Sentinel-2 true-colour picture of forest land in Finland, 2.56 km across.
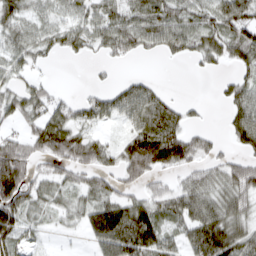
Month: March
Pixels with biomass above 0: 69%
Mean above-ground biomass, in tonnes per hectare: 56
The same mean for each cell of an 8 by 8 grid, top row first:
72 42 50 58 56 64 57 87
52 45 41 49 45 45 66 78
28 16 0 12 23 0 2 46
55 58 49 47 89 59 7 75
63 83 75 26 122 116 41 43
145 43 42 39 70 27 47 78
101 42 44 81 75 60 75 63
60 5 8 96 100 40 108 74
